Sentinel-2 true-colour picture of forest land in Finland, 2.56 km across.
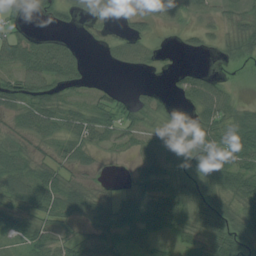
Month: August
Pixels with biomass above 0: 76%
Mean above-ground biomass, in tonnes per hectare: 43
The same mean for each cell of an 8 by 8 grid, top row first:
26 31 37 25 39 21 35 35
71 61 17 27 45 9 20 46
49 72 33 2 2 22 44 11
39 60 46 44 48 19 74 45
35 31 47 27 30 49 77 88
58 59 22 8 48 51 64 72
53 53 52 50 62 58 68 54
27 53 40 39 40 29 59 80
